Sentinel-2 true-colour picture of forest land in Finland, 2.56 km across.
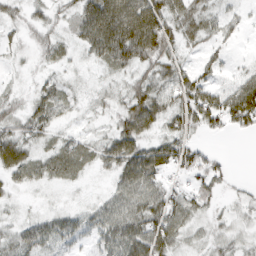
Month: March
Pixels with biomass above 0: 73%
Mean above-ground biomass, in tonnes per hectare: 38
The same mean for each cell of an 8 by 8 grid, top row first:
21 20 52 109 107 60 42 19
14 31 26 96 91 45 24 6
7 18 9 19 38 53 30 39
28 45 12 24 77 53 73 85
54 24 33 49 50 54 11 0
29 28 21 26 78 26 42 2
7 7 15 45 61 52 24 13
34 41 25 54 73 41 21 18
